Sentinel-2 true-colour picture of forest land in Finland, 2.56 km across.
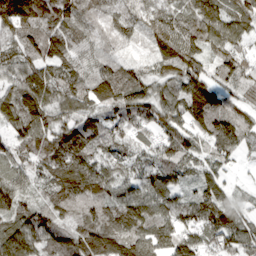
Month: March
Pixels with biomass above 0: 96%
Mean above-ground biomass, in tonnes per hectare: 93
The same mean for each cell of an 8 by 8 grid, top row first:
199 119 115 70 88 94 124 98
75 112 99 48 36 143 108 71
82 93 93 103 76 93 92 92
101 90 73 72 95 89 123 72
69 104 111 75 46 119 74 70
67 86 124 85 74 79 72 14
96 93 111 114 112 87 121 56
116 93 117 125 132 119 73 96
